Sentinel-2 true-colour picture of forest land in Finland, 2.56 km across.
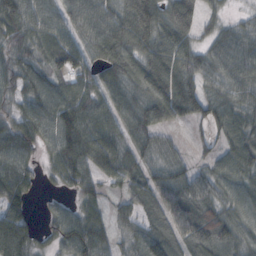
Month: October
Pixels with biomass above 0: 86%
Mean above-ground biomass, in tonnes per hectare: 73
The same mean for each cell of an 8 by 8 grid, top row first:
101 82 89 73 98 113 36 20
64 58 64 82 79 81 54 86
69 75 55 69 89 103 67 86
59 106 100 75 108 101 78 77
94 62 123 101 64 26 29 77
88 17 80 73 69 76 59 68
72 19 49 31 58 102 78 74
124 31 105 49 82 68 92 63
